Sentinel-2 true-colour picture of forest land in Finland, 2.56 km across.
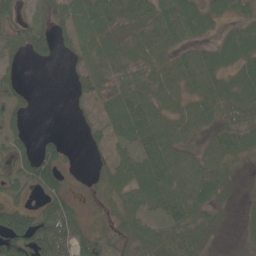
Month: June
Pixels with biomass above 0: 75%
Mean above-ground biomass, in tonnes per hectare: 42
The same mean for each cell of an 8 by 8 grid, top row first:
26 32 53 53 50 76 48 27
36 35 45 44 44 44 37 60
33 0 36 63 52 52 58 51
35 0 10 52 65 45 49 57
39 29 6 34 56 53 32 52
41 57 9 42 74 61 57 16
46 42 20 19 41 55 42 8
92 87 46 21 46 56 36 6
